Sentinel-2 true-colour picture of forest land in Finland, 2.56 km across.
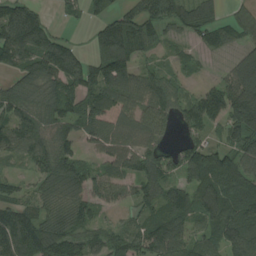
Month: August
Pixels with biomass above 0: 84%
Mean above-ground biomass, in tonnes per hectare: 96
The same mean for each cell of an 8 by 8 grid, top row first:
185 42 38 87 104 94 80 62
178 161 46 171 71 34 54 67
81 127 143 126 80 47 32 141
92 113 104 90 89 91 143 165
110 122 55 83 94 52 86 90
41 80 85 71 118 75 134 116
93 75 85 38 66 118 108 126
151 138 82 77 105 111 70 131
